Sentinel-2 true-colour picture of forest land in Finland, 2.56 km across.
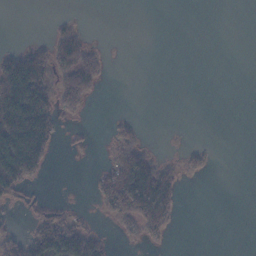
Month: November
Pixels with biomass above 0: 30%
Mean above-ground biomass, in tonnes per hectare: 30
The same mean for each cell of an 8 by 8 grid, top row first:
0 2 4 0 0 0 0 0
20 42 64 1 0 0 0 0
162 67 76 2 0 0 0 0
161 88 23 3 0 0 0 0
152 81 7 20 19 2 5 0
117 11 0 69 129 38 10 0
13 27 6 49 117 44 0 0
45 108 97 14 29 1 0 0
